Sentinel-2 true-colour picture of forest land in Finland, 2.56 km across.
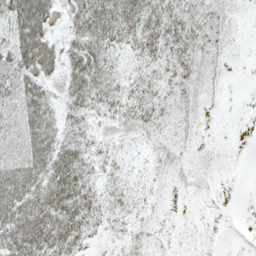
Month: May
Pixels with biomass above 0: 80%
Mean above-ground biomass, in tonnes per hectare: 34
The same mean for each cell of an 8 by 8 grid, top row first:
77 52 50 64 55 44 33 8
68 61 50 38 41 44 29 6
55 34 58 37 31 35 17 4
47 48 37 30 40 23 8 0
44 65 43 19 14 17 5 1
72 71 60 21 11 12 8 1
77 80 65 28 14 4 2 0
75 74 41 12 17 5 2 0
